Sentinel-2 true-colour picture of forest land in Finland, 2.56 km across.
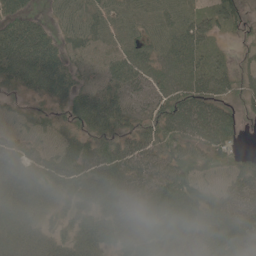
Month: May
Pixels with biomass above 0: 89%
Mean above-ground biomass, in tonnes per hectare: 51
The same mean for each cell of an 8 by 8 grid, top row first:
46 20 46 44 44 51 37 31
81 57 39 40 46 65 37 15
57 71 35 52 60 63 68 41
22 26 62 67 45 77 73 28
42 24 48 58 54 53 69 14
59 65 70 88 59 67 29 49
38 26 46 62 63 88 67 54
24 26 49 54 65 53 69 94
